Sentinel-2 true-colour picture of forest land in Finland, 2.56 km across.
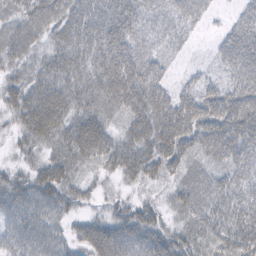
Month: February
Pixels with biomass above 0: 92%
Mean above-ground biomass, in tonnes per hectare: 52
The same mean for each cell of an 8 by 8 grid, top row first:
35 55 53 64 51 53 25 35
44 36 58 72 42 29 10 83
36 57 56 83 79 19 29 67
48 93 53 47 83 78 69 88
24 44 83 53 68 74 66 79
38 64 29 24 50 32 41 51
49 50 23 29 43 32 48 61
46 50 41 74 65 47 51 65
